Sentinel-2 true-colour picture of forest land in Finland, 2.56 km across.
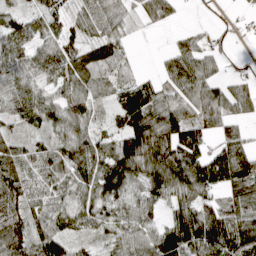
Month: April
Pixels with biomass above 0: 83%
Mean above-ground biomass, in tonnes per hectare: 70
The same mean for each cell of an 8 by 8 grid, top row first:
45 52 44 61 51 22 2 10
70 54 55 51 0 29 43 2
69 47 65 37 32 67 74 45
58 82 81 42 153 93 104 56
48 43 80 55 144 111 65 71
91 66 82 124 95 138 129 94
94 52 83 68 80 74 77 80
115 88 37 52 78 119 120 142
